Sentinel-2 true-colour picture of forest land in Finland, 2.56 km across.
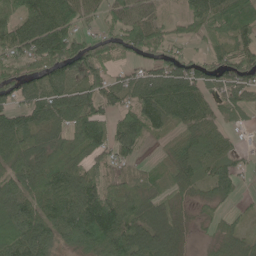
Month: June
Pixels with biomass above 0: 83%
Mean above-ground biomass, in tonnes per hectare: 75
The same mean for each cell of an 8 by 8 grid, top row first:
74 107 69 54 70 23 83 81
75 123 90 61 81 39 33 63
82 93 82 56 74 99 60 72
84 95 111 55 106 97 56 33
102 81 100 89 42 56 75 15
91 117 89 45 52 75 51 35
107 87 133 115 92 53 27 15
112 90 115 114 95 78 20 52
